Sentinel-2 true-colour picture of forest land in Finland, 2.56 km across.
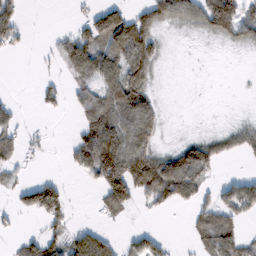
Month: February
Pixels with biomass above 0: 49%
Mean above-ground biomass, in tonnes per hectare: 46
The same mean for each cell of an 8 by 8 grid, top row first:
49 0 16 93 63 70 98 75
18 9 86 82 95 2 4 24
0 10 53 74 75 0 0 1
21 14 41 98 94 1 1 4
42 13 57 122 65 29 75 43
17 10 22 117 132 146 54 19
36 112 1 58 19 31 50 65
16 56 76 34 40 5 64 47
